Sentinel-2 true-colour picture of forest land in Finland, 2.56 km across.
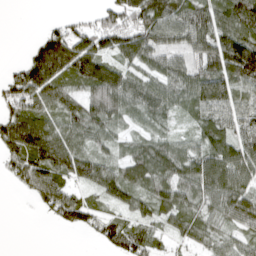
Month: April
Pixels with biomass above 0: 80%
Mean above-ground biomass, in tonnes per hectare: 77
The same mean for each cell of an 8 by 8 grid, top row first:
0 3 20 81 133 109 99 144
0 133 113 76 98 65 102 156
79 141 119 142 67 76 119 108
84 73 85 90 65 42 83 78
134 146 63 43 52 49 74 91
61 118 91 77 83 87 119 99
0 59 87 41 49 75 60 110
0 0 3 79 83 36 48 50
